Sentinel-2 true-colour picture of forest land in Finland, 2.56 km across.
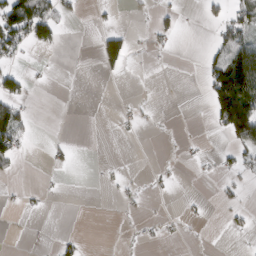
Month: March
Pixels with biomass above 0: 18%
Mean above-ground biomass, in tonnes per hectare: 23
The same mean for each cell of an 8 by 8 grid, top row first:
118 60 8 4 6 14 20 47
52 24 0 76 8 6 19 108
42 2 0 5 0 0 60 233
67 0 0 2 8 0 29 193
59 10 0 0 0 3 2 70
9 2 0 6 2 4 2 21
5 3 0 1 6 1 4 11
0 2 11 0 6 6 1 1
